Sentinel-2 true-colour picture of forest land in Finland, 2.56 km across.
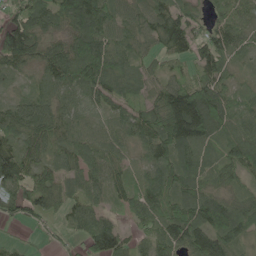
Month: May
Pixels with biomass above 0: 91%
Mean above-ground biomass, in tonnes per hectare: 78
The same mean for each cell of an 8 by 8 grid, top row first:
66 86 138 87 80 94 40 56
129 80 109 88 46 77 96 57
25 77 113 93 56 60 94 24
80 93 63 54 69 192 180 69
68 87 74 67 64 118 86 96
90 80 64 65 55 98 75 59
57 57 61 35 76 97 121 78
17 11 37 99 46 102 125 64
